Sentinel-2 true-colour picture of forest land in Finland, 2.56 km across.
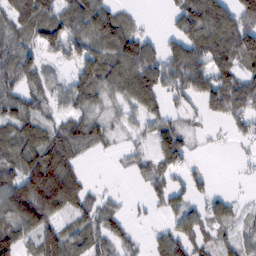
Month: February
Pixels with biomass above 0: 72%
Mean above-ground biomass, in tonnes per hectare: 63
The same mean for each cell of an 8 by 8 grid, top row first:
81 80 93 88 10 53 121 99
68 70 75 94 81 66 99 126
68 40 70 71 122 80 97 97
78 39 55 30 66 26 42 75
74 94 78 25 24 88 10 16
89 133 53 3 32 37 23 6
118 112 65 33 11 48 47 19
87 73 57 52 16 83 40 44
